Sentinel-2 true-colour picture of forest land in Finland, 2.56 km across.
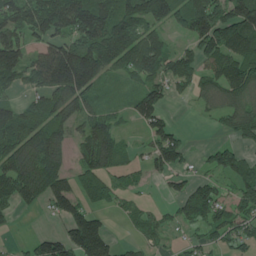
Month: June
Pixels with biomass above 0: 71%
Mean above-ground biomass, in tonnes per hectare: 112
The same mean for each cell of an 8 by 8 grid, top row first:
136 188 201 154 161 114 201 166
138 113 167 193 157 61 130 167
81 172 206 54 99 101 90 169
96 130 109 66 137 16 38 130
162 233 82 117 38 130 24 68
185 212 92 86 41 60 56 125
77 65 112 40 45 67 179 109
17 107 185 69 55 24 72 91
